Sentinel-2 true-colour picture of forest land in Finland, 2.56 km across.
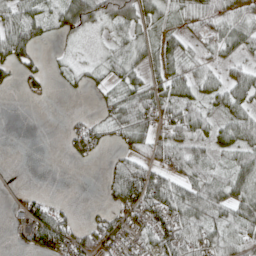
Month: April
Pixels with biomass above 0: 66%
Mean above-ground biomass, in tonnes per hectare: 42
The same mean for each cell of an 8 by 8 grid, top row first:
53 41 96 84 57 26 46 37
78 8 14 24 26 41 30 44
28 23 21 27 45 51 40 49
0 0 7 44 70 65 33 43
0 0 52 23 56 71 45 50
2 0 0 39 80 53 52 57
25 41 5 33 81 79 76 59
23 81 56 55 46 77 57 53
